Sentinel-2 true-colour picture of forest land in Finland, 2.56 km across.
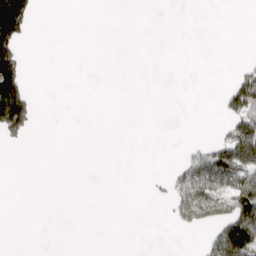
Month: April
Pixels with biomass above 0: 16%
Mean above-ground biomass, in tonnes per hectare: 26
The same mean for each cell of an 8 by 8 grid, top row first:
153 0 0 0 0 0 0 0
94 0 0 0 0 0 0 0
92 0 0 0 0 0 0 80
181 0 0 0 0 0 0 115
10 0 0 0 0 1 33 153
0 0 0 0 2 49 89 110
0 0 0 0 0 54 76 147
0 0 0 0 0 0 30 182
